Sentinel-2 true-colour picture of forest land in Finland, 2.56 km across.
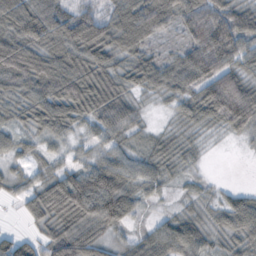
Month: October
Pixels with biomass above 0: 89%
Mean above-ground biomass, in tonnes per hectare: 54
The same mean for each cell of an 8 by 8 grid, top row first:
72 74 57 60 83 55 95 67
72 42 62 68 48 25 117 65
48 49 73 62 51 54 93 68
37 68 66 88 17 27 73 102
37 25 17 39 21 32 9 7
30 41 69 108 55 21 10 0
12 85 113 109 20 17 25 78
51 56 92 32 49 90 39 43
